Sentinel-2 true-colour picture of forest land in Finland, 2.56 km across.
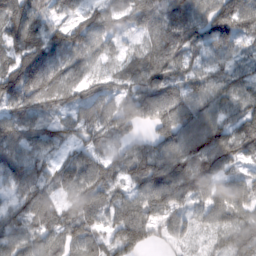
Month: February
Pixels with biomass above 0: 93%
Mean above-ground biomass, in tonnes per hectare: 77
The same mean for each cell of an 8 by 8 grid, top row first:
109 55 51 57 81 78 86 107
90 124 72 31 50 83 73 47
123 119 49 43 108 84 77 52
87 42 50 83 92 124 75 62
86 63 65 67 52 98 113 103
85 58 98 64 95 112 92 48
68 69 87 85 102 77 55 69
77 69 69 69 80 43 27 86
